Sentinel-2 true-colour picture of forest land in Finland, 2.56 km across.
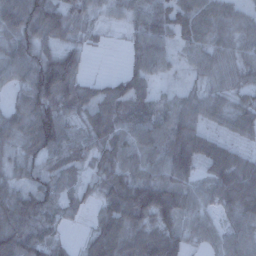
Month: December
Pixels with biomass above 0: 88%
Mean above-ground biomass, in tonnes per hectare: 64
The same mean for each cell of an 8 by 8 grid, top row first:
104 126 75 26 72 76 69 45
71 62 55 4 65 35 54 48
50 134 63 33 53 11 40 43
49 110 54 72 72 67 57 63
51 84 52 75 74 98 70 40
44 57 29 76 74 81 57 99
104 67 29 70 90 84 45 76
109 61 17 82 68 76 38 61
